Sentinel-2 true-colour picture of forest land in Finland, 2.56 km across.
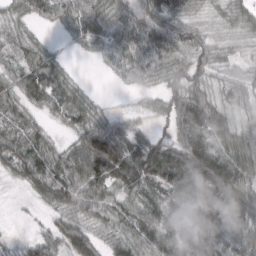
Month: March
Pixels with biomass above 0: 89%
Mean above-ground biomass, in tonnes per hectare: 66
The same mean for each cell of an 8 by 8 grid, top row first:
30 44 68 62 67 68 24 48
42 29 22 66 85 82 58 23
45 106 16 10 29 44 42 37
38 46 69 17 13 74 92 31
65 49 76 139 96 69 84 79
39 119 114 109 124 141 140 96
3 35 58 63 90 90 114 92
16 70 93 48 83 87 101 95
